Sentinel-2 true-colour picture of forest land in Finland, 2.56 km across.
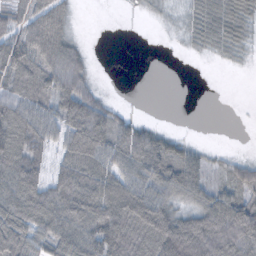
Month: October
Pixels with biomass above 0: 71%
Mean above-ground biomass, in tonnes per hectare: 58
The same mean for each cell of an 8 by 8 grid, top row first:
58 80 3 0 6 8 52 50
78 93 25 0 0 2 19 18
81 71 62 0 0 0 0 0
103 60 113 41 2 0 0 0
108 53 114 83 97 34 6 0
101 57 99 79 84 87 39 51
102 108 112 115 112 59 84 87
92 64 88 108 120 119 130 120
